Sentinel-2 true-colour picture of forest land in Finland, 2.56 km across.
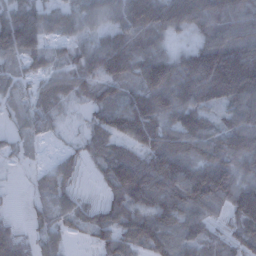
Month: December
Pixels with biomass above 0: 86%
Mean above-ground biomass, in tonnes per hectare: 80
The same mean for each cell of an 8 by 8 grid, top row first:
86 60 61 59 116 99 86 83
103 40 49 105 70 33 127 119
42 47 69 95 107 122 166 200
31 48 15 101 128 101 72 114
23 10 25 85 110 104 105 107
2 40 22 103 140 132 147 90
3 44 42 74 90 123 82 123
59 54 15 97 113 81 59 72
